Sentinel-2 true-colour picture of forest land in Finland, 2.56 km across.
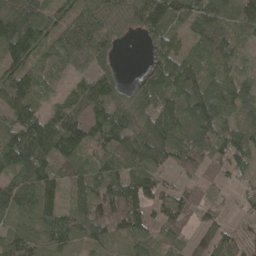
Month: April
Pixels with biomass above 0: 88%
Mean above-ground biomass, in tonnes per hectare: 71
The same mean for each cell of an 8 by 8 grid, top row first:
126 70 70 58 91 73 82 64
117 67 79 41 27 61 77 40
107 50 41 53 63 95 70 68
93 51 99 75 62 93 120 68
98 110 101 65 103 88 92 88
66 87 65 83 69 35 46 38
55 80 57 125 77 64 44 20
65 62 50 57 43 57 67 37
